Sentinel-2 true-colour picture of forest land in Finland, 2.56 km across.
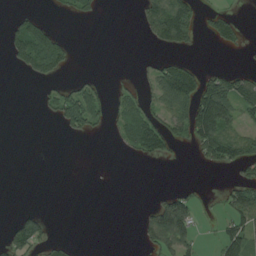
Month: August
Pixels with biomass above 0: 29%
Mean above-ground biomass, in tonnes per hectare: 33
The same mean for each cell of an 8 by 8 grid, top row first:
18 11 26 0 43 115 25 14
71 104 1 0 3 40 5 19
1 42 20 7 21 125 50 55
0 17 106 31 70 59 146 57
0 0 1 7 88 27 95 64
0 0 0 0 0 0 0 29
6 2 0 0 9 102 5 78
74 41 2 0 27 91 3 75
